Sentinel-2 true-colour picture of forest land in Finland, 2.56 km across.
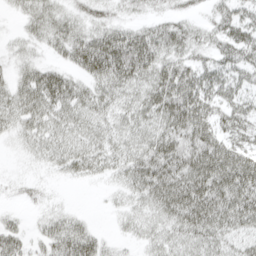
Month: April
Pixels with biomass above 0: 80%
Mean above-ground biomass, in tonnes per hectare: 41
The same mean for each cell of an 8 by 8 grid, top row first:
15 41 30 22 20 22 18 37
18 28 62 86 72 41 28 52
39 69 39 66 45 67 44 32
47 58 40 32 39 73 50 38
16 38 33 30 41 60 69 44
9 10 19 19 57 68 80 89
8 16 5 8 27 63 78 69
39 44 73 12 19 32 44 32
